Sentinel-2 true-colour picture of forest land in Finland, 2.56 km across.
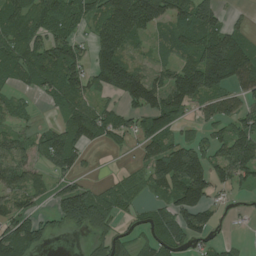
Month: July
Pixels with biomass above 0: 71%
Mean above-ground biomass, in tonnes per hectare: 82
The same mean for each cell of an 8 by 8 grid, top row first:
82 88 76 138 140 89 117 16
103 107 55 142 37 69 156 121
59 116 99 146 115 116 181 122
43 17 88 50 92 82 61 87
66 93 86 33 63 81 63 117
78 40 43 12 61 157 116 86
71 33 206 77 35 112 82 8
140 33 10 82 46 83 36 11
